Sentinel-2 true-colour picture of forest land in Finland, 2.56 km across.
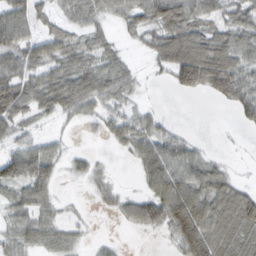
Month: February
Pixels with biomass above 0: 70%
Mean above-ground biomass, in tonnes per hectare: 41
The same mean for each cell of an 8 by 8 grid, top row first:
62 33 34 26 46 79 42 45
56 47 41 26 21 85 81 46
66 53 64 48 11 48 91 58
74 44 39 37 24 1 0 34
33 33 2 18 53 40 6 3
64 51 20 13 34 72 52 12
38 29 4 17 53 92 75 71
30 28 16 8 2 45 86 50
